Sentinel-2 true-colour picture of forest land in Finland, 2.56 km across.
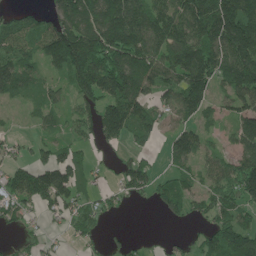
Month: June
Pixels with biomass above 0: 71%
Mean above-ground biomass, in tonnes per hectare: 103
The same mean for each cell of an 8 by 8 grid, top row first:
54 82 190 194 147 143 198 214
97 134 247 201 176 174 165 223
133 53 139 185 157 122 139 171
12 71 80 146 109 90 65 93
34 62 61 50 39 106 48 89
95 168 119 23 120 75 70 154
80 71 81 34 8 69 83 104
28 33 39 16 11 18 81 126
